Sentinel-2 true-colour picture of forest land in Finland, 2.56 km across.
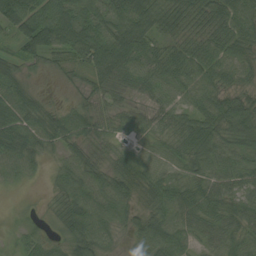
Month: August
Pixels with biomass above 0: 92%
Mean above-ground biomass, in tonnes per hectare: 51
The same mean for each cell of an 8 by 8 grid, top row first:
95 80 76 63 88 56 54 71
34 74 80 99 68 40 51 52
40 11 21 68 57 46 52 31
63 36 42 37 32 42 55 77
66 36 46 31 27 44 63 55
39 15 58 58 56 47 56 54
10 15 66 60 40 58 55 48
17 31 66 30 57 52 36 48
